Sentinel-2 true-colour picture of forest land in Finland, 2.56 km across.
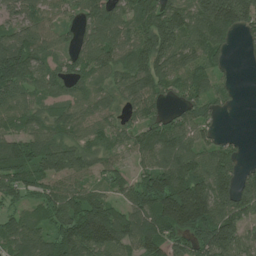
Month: July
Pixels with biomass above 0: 86%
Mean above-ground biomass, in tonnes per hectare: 97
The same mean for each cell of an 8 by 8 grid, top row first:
55 61 59 103 118 130 183 163
130 76 66 109 128 121 120 19
143 77 65 71 126 68 73 8
92 62 71 68 75 42 63 5
110 108 77 56 95 125 66 21
110 113 67 58 77 165 131 85
56 90 136 97 123 249 183 104
103 103 162 158 120 87 138 89
